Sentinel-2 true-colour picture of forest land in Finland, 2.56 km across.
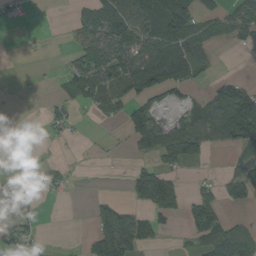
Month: August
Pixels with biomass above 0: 44%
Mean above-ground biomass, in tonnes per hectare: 43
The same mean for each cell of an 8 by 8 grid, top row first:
13 0 38 94 83 144 49 73
0 2 42 83 83 77 43 20
2 2 79 67 84 54 23 23
2 20 11 27 75 16 60 133
17 8 3 3 46 74 43 82
44 31 2 1 59 27 8 58
107 0 0 35 36 40 68 27
99 4 7 89 41 3 70 81
